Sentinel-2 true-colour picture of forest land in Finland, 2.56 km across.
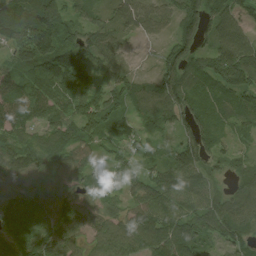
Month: August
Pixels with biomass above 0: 93%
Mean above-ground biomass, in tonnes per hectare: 84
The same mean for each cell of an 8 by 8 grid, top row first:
134 135 60 65 73 87 144 85
97 126 109 70 8 104 93 123
64 112 86 69 37 124 104 113
74 87 100 79 86 110 98 106
77 83 72 45 40 69 107 29
86 74 61 38 71 122 68 57
87 70 82 48 91 84 90 94
78 90 56 94 118 127 67 68
